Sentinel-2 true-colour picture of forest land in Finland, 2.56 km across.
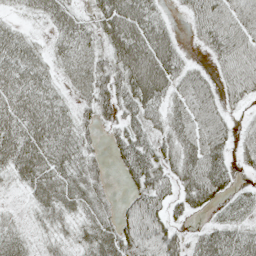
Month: May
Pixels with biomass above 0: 78%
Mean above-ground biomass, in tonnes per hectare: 41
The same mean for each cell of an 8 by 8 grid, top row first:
12 35 24 66 59 8 58 57
51 21 41 53 70 34 30 63
54 33 37 55 83 46 29 59
58 57 26 37 49 36 53 12
65 60 37 23 41 45 62 25
32 45 39 10 59 42 73 11
7 36 28 24 59 25 29 25
32 19 31 63 55 35 46 46
